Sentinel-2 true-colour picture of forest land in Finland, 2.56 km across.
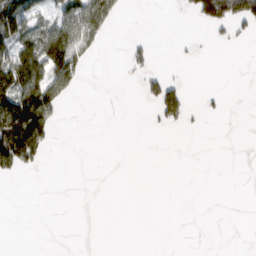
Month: March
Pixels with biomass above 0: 20%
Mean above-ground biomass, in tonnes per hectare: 33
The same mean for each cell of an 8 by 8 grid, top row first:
127 51 111 76 0 2 121 118
117 171 97 0 25 4 4 6
159 118 38 0 37 21 0 0
191 123 0 0 3 74 11 0
207 49 0 0 0 0 0 0
25 1 0 0 0 0 0 0
0 0 0 0 0 0 0 0
0 0 0 0 0 0 0 0
